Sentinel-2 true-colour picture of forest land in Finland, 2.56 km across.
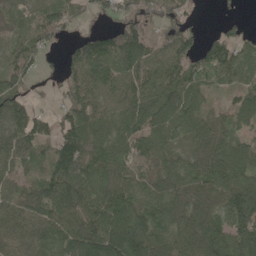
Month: May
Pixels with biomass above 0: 88%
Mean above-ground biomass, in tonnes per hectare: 91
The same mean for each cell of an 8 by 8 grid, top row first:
52 96 46 46 89 77 1 9
77 44 93 134 134 111 65 64
81 30 111 94 94 114 50 52
96 37 117 81 121 110 59 70
89 74 161 100 99 57 92 67
51 97 174 99 95 93 94 104
80 121 137 130 96 98 75 174
69 99 161 153 136 86 129 106
